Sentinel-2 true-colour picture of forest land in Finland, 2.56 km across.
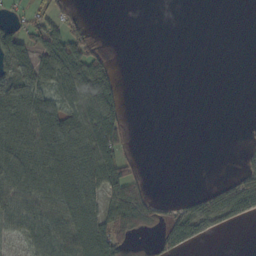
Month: October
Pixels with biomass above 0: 45%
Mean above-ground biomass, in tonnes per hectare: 39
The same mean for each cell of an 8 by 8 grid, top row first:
19 39 12 0 0 0 0 0
87 77 51 5 0 0 0 0
86 75 87 47 0 0 0 0
91 87 76 72 0 0 0 0
88 93 87 74 0 0 0 7
83 90 97 68 14 0 0 37
62 67 97 53 58 21 55 60
23 69 94 90 8 52 15 0
